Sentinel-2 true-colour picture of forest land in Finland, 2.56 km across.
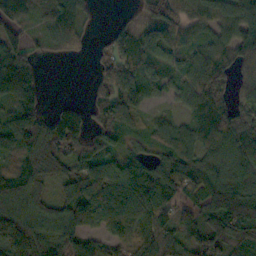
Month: October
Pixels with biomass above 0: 84%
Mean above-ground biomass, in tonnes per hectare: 103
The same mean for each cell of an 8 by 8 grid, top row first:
78 87 90 8 57 114 116 110
102 31 28 90 115 87 74 114
228 6 0 129 102 75 146 58
131 55 67 76 52 40 107 98
125 163 118 70 42 99 88 146
88 108 110 129 159 148 118 131
143 88 141 137 149 94 111 172
220 120 133 91 112 107 140 103
